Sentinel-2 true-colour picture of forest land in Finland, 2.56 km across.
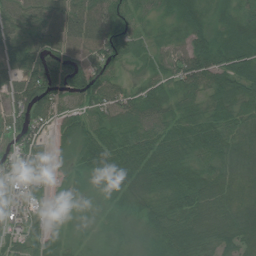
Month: July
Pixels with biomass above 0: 94%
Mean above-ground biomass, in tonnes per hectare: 56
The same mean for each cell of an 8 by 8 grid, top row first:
64 73 82 63 28 48 40 59
74 72 64 72 29 36 57 78
67 87 83 65 39 52 58 69
72 60 48 62 80 57 54 54
65 40 55 57 61 61 66 52
65 37 35 61 63 80 63 53
54 40 26 30 44 63 60 52
43 46 20 24 31 73 55 56
